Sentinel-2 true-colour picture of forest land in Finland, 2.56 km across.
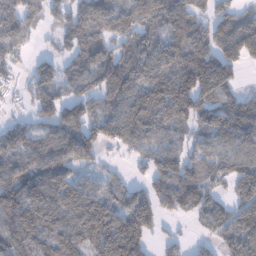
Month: January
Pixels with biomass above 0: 80%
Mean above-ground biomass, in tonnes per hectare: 97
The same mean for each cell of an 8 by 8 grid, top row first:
97 54 101 100 97 113 87 74
69 12 95 81 98 125 124 167
35 78 77 158 137 157 189 41
16 84 88 87 172 123 108 93
88 87 115 72 99 72 75 96
109 107 53 35 55 119 75 92
133 106 141 127 115 80 94 98
107 97 108 208 111 42 36 129
